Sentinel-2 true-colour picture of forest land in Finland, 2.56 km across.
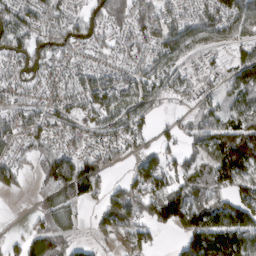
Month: March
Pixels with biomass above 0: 75%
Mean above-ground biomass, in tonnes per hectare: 77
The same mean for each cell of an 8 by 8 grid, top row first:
107 86 65 123 102 70 87 99
93 105 74 54 70 106 66 58
52 47 55 77 80 84 36 89
61 71 57 79 75 15 58 77
70 64 47 64 42 27 81 178
67 94 128 23 108 79 105 123
0 52 39 106 94 142 103 131
29 118 25 21 48 22 179 141
